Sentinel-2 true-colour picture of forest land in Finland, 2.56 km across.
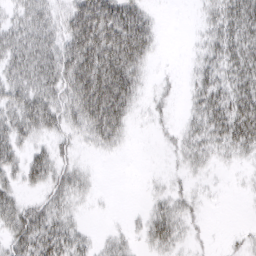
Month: March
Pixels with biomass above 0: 66%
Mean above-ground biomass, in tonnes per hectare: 28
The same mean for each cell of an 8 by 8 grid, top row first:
22 32 51 54 30 0 18 44
43 43 61 61 43 0 25 42
39 46 63 73 18 5 33 40
42 48 47 70 7 6 43 46
34 18 15 24 0 13 32 38
24 37 21 0 2 7 7 3
38 34 9 1 7 24 5 0
40 51 24 14 15 24 5 7
